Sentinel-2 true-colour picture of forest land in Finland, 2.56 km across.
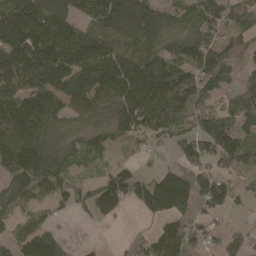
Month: April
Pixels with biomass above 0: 79%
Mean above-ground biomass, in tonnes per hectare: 123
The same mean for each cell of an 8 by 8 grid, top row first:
206 184 131 215 184 99 120 93
198 228 213 145 132 121 146 76
181 182 192 189 205 191 134 64
158 132 109 146 180 193 112 137
166 136 93 51 58 73 108 146
144 166 43 112 68 112 121 51
82 62 62 108 94 148 93 30
81 109 7 4 61 181 65 65
